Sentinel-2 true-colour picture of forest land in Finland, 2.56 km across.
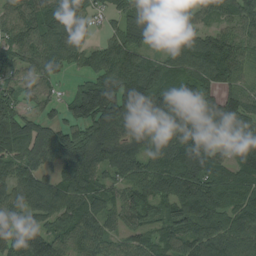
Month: August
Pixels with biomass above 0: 92%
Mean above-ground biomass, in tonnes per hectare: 99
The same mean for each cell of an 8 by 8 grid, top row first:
73 99 76 43 129 117 57 84
91 87 57 78 103 125 128 90
66 52 39 121 115 79 94 69
104 42 134 182 138 150 140 129
137 119 125 122 90 115 108 127
103 72 152 66 86 133 123 91
97 110 103 66 79 83 122 104
98 125 81 58 62 83 117 109
